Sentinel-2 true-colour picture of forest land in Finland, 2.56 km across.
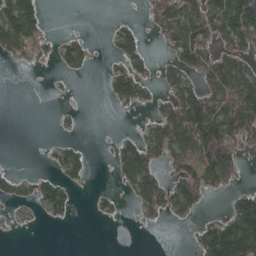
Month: April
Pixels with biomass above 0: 41%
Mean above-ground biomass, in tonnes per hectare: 42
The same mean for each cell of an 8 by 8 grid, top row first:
108 17 0 4 15 81 83 135
74 23 40 23 34 69 68 62
0 2 3 42 39 47 61 82
0 0 8 4 10 82 123 110
0 5 13 15 80 84 130 65
20 28 28 14 113 50 98 25
13 44 4 16 50 73 16 77
1 0 0 0 0 0 79 116
